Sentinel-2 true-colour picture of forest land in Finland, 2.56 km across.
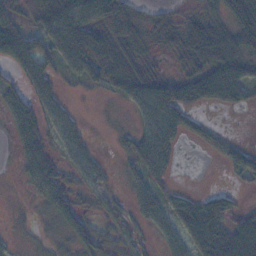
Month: November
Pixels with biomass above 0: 71%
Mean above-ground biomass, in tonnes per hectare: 38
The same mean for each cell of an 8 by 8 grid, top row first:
37 59 67 80 23 20 45 90
63 44 74 50 24 47 107 64
22 43 31 43 45 37 63 53
47 42 12 5 44 65 12 11
24 30 35 10 56 29 16 16
11 53 35 10 42 10 0 23
5 33 33 24 37 43 57 23
10 17 47 34 15 42 82 73
